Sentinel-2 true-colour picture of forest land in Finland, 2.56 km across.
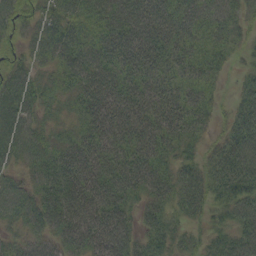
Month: September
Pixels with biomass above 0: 92%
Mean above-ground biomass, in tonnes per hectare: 51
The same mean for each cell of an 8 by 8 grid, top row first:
61 50 56 64 70 60 57 42
36 61 56 60 65 53 54 28
58 26 50 55 48 47 43 23
83 25 35 56 54 58 38 59
69 39 44 53 54 47 27 85
29 55 63 60 59 53 56 84
56 59 63 58 40 41 39 66
31 38 60 56 45 38 30 61
